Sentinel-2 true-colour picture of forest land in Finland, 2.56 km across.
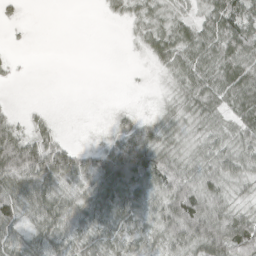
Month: April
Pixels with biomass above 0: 73%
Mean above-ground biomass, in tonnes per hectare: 44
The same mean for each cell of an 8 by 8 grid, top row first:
8 0 0 11 31 35 48 79
3 0 0 0 25 67 62 85
4 0 0 0 1 40 63 82
9 9 0 10 6 28 52 62
86 71 8 45 85 31 39 50
102 100 67 87 91 73 65 44
71 71 45 55 40 105 90 30
42 51 48 39 35 64 100 87
